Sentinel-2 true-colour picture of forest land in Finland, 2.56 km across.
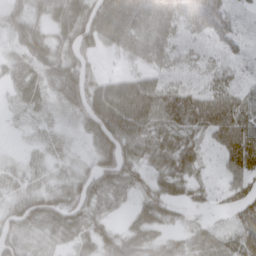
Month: March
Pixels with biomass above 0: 86%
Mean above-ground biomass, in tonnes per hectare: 54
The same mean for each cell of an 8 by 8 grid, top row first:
47 38 64 109 107 64 65 35
41 69 62 47 80 48 34 36
33 45 85 52 65 44 45 37
15 19 60 133 133 133 133 85
5 24 20 83 57 62 37 116
24 22 39 68 32 56 13 57
51 62 55 24 40 26 13 45
42 27 40 50 50 26 45 59
